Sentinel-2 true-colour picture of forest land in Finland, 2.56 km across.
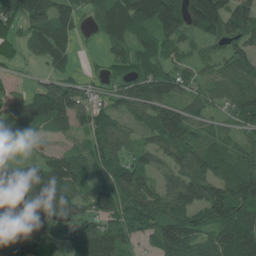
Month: June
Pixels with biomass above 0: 87%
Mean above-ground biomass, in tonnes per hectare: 93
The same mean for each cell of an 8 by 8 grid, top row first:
89 129 51 130 142 168 189 119
49 135 20 50 66 54 44 84
18 75 50 54 105 92 48 95
91 141 81 63 71 105 48 95
41 30 39 97 62 135 92 59
60 104 82 96 86 102 112 146
168 121 93 88 121 111 144 137
179 85 110 108 48 131 80 120
